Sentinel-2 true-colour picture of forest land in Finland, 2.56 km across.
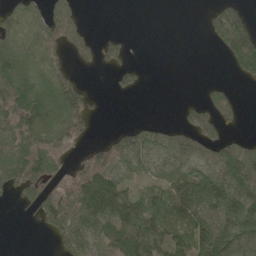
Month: May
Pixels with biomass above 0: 58%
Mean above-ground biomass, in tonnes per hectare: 72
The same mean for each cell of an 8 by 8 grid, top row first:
60 69 31 0 0 0 36 88
83 72 43 46 0 0 11 150
97 72 37 18 18 0 4 31
144 111 111 0 0 9 90 26
90 125 58 106 103 75 84 54
121 106 136 127 56 94 129 156
15 129 129 116 100 105 102 135
0 21 133 92 137 80 120 124
